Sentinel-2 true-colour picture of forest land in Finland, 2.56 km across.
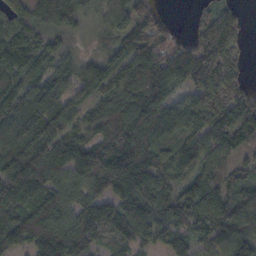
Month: October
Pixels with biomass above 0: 91%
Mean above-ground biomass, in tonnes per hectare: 114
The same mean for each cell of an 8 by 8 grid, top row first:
118 119 112 100 111 6 69 61
122 100 27 76 167 92 140 84
104 104 91 127 163 104 181 91
126 129 81 134 165 120 170 119
139 124 93 131 148 113 88 43
157 145 109 186 168 87 92 76
142 144 116 109 123 139 140 106
121 154 142 76 75 96 86 128
